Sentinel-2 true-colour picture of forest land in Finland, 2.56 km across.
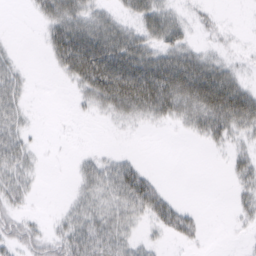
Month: March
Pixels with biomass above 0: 55%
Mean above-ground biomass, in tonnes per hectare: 28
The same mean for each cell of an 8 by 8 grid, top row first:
0 38 46 23 39 22 12 0
3 30 96 73 45 44 13 5
21 1 51 89 92 85 83 25
23 0 5 28 40 40 69 75
33 1 0 1 0 0 15 15
31 1 17 33 33 0 0 24
22 1 24 29 39 34 1 16
32 33 46 38 11 15 3 2
